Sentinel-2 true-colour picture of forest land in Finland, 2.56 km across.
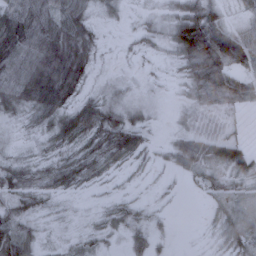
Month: February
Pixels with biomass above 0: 80%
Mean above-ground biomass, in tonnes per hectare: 37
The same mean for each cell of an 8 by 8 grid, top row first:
68 63 48 11 10 41 78 14
78 94 83 2 13 67 150 104
68 120 56 6 4 10 71 54
23 51 68 36 13 5 24 22
7 17 35 55 31 25 44 35
41 31 48 18 10 16 27 24
38 13 3 18 15 3 17 33
71 6 11 8 30 4 7 51
